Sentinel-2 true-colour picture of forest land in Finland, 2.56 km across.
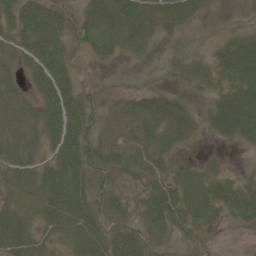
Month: May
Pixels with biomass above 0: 81%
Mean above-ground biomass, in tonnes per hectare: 41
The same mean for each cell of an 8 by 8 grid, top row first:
57 71 37 63 52 51 20 10
38 70 21 43 24 13 19 52
26 66 17 7 9 20 28 58
42 68 64 32 44 45 33 93
41 48 70 59 54 38 7 25
40 61 54 44 59 40 32 17
29 54 73 40 42 54 53 48
37 21 40 51 37 25 15 1
